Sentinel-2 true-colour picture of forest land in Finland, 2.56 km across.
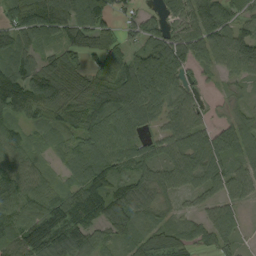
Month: September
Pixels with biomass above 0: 87%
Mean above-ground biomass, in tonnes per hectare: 84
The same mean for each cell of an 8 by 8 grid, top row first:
92 134 118 57 45 73 149 69
87 52 77 66 98 119 107 128
137 124 105 117 142 90 28 51
97 70 94 112 97 80 39 47
86 46 71 97 68 69 55 112
96 44 89 109 79 85 25 80
93 107 126 129 69 30 14 47
99 154 89 62 70 82 63 39
